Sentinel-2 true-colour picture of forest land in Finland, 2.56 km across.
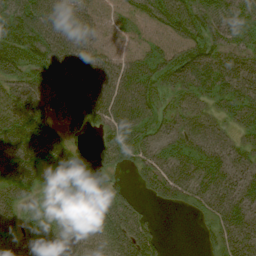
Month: August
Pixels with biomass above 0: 85%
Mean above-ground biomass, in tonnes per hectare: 50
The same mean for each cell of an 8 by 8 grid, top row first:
104 84 66 31 56 92 67 54
100 97 72 30 37 61 72 37
46 57 66 57 58 51 70 66
55 46 45 58 51 37 29 47
58 51 13 60 48 37 44 29
46 16 35 23 39 63 53 53
41 17 43 62 18 19 36 56
46 56 35 52 59 0 19 63
